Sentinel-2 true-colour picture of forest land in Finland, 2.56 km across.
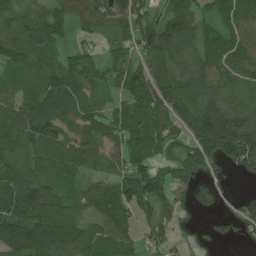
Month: June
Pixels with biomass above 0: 83%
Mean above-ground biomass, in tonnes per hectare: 95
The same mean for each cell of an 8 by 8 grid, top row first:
108 102 94 111 52 115 54 92
150 88 56 46 59 159 85 90
65 92 103 59 111 116 97 89
119 102 74 49 102 141 176 127
89 115 104 86 116 70 196 197
110 66 55 105 172 100 63 38
129 139 64 106 120 58 39 57
151 119 111 75 57 33 23 28
